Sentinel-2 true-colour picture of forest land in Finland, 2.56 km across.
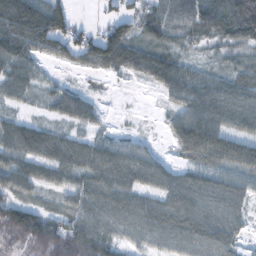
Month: October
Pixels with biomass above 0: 80%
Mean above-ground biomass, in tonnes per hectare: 55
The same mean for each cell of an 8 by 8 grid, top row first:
119 106 9 38 50 50 77 107
84 53 68 103 49 27 18 35
66 13 6 11 26 66 50 50
22 18 49 3 1 42 92 78
87 69 46 35 16 45 113 72
75 46 52 71 58 44 51 53
77 23 60 72 64 83 68 42
50 109 101 59 44 65 83 30
